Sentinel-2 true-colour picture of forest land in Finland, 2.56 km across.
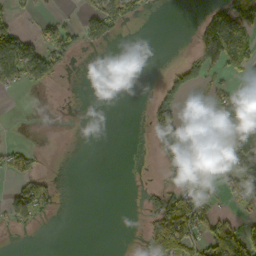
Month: October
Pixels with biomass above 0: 39%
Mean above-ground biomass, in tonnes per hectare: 40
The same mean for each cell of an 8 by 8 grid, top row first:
23 15 30 104 22 0 62 94
114 73 36 8 0 3 110 107
62 70 1 0 1 63 40 33
0 2 0 0 18 88 100 103
16 2 0 0 3 95 148 112
52 26 0 0 1 43 10 99
79 29 0 0 21 100 37 20
3 0 0 0 30 118 63 90
